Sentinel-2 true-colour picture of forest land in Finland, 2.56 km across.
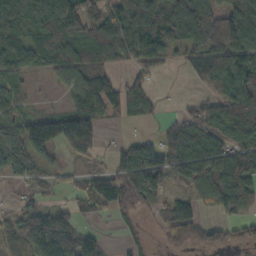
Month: October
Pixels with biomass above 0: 74%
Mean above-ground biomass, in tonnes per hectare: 78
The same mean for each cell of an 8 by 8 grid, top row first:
97 96 122 86 136 120 108 143
103 129 86 89 112 58 87 130
53 28 89 49 36 1 66 109
50 46 118 49 58 19 83 103
109 135 129 15 70 114 118 99
65 35 36 80 166 70 114 112
30 59 44 57 37 62 28 64
91 141 100 9 12 43 47 29
